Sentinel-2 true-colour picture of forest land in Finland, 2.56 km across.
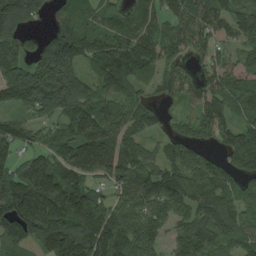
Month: August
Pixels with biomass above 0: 87%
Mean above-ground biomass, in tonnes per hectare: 104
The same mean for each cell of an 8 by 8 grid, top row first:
106 38 68 68 82 75 115 103
73 135 140 144 121 72 64 70
106 162 93 145 56 83 69 82
58 88 107 108 106 33 117 72
99 64 124 117 72 82 51 124
132 179 106 101 118 115 111 78
196 244 177 82 95 81 127 72
117 150 186 167 89 61 92 79
